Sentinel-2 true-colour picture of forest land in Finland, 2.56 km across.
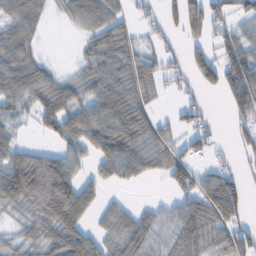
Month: February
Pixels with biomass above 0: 66%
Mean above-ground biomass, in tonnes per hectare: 55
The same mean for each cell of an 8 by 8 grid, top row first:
60 21 62 57 27 54 93 35
68 2 23 88 8 18 56 70
86 66 48 89 58 34 54 92
43 74 65 77 52 19 19 45
40 19 62 95 70 38 36 31
116 132 50 55 38 44 39 29
47 101 90 36 26 43 72 52
31 65 84 53 73 65 62 59
